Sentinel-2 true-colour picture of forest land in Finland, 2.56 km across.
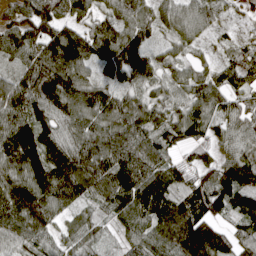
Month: April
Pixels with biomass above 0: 94%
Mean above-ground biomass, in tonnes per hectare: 98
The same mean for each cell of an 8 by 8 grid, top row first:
75 112 86 68 71 83 90 37
105 111 88 92 96 56 28 56
95 147 110 65 71 63 77 63
129 118 119 116 89 74 98 83
144 122 112 125 101 61 73 80
121 157 155 133 134 84 87 123
156 148 65 100 142 126 90 86
91 77 77 31 110 142 172 87
